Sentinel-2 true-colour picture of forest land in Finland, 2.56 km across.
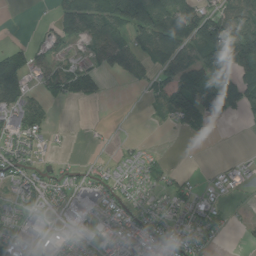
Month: August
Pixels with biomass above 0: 56%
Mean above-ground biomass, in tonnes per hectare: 49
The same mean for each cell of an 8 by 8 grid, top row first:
0 7 146 98 166 95 61 72
26 34 15 79 75 88 127 148
99 51 75 7 26 152 123 79
71 28 0 0 8 86 110 41
39 12 2 4 8 1 4 0
57 36 26 27 40 22 6 17
35 34 39 61 31 45 38 6
42 30 43 67 74 67 34 6
